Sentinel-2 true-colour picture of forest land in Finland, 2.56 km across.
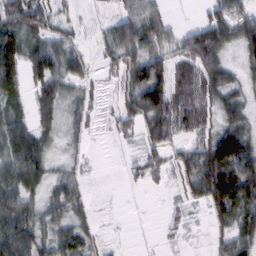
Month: February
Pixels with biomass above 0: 74%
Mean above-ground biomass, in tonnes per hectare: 44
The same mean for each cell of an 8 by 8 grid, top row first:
55 37 7 24 74 8 44 51
59 69 22 45 70 43 114 41
49 92 37 17 99 57 72 27
32 56 33 17 81 77 42 41
73 36 13 5 38 34 56 86
71 36 16 0 21 26 82 92
72 36 25 1 0 11 43 74
97 45 49 5 1 6 11 49
